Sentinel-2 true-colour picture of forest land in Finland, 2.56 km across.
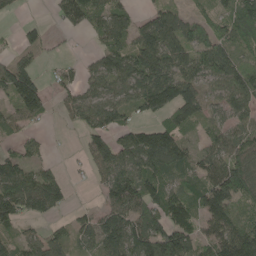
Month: May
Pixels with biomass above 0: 75%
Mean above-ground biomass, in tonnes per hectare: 87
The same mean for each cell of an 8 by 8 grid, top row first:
13 10 92 108 45 78 46 106
34 25 3 95 139 104 114 72
146 30 55 91 130 138 79 106
72 41 80 92 71 109 51 79
32 20 24 115 168 135 54 82
127 74 7 121 124 79 89 151
119 92 23 111 141 110 127 90
62 84 57 139 168 158 81 161
